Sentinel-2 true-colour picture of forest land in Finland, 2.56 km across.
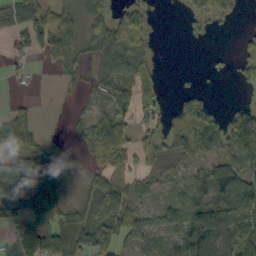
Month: October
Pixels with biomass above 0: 64%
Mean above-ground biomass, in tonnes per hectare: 47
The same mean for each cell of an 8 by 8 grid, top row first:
42 75 40 64 46 3 62 15
36 47 54 92 69 0 5 29
11 3 19 42 49 3 7 32
36 0 7 55 46 33 63 68
70 16 15 113 48 38 46 80
69 95 7 36 30 24 64 57
30 86 41 85 34 46 94 72
65 88 85 77 53 26 76 75
